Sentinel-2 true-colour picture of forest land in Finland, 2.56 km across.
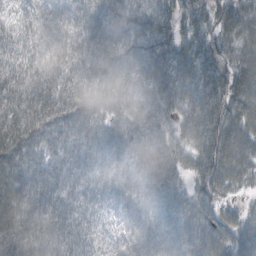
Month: October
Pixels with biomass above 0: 97%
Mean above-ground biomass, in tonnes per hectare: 56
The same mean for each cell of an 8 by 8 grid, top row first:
29 33 45 60 56 44 47 64
49 45 51 63 63 60 54 57
65 56 59 69 67 81 67 64
71 74 64 54 61 58 74 70
77 51 51 50 66 56 69 70
64 53 42 39 57 43 64 54
80 61 40 18 46 43 50 33
82 68 44 19 42 60 72 59
